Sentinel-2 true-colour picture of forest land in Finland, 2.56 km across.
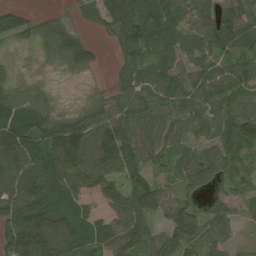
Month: July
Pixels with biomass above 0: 87%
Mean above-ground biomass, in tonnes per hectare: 83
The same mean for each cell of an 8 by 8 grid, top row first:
63 35 31 130 120 82 84 94
26 64 108 26 88 65 86 89
56 12 7 28 71 91 89 80
124 71 53 88 78 76 82 76
164 123 147 141 95 56 62 95
118 126 102 88 68 48 80 54
160 132 89 67 96 90 46 43
123 159 109 117 90 81 76 24
